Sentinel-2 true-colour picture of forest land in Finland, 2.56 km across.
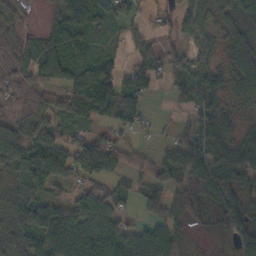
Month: October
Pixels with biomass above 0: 78%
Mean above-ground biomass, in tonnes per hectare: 67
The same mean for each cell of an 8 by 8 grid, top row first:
43 26 110 83 29 67 75 90
62 68 77 32 42 60 54 45
60 63 86 83 73 78 67 68
43 60 85 106 50 12 70 33
113 141 73 61 12 39 100 59
53 107 79 78 52 53 98 66
91 73 76 77 75 78 48 62
80 75 115 82 98 46 6 43
